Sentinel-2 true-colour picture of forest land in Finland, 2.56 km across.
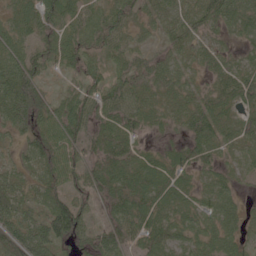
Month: May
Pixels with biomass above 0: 87%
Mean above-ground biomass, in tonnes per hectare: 48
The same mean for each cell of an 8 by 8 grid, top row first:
46 55 57 58 36 36 60 59
51 43 54 46 23 42 28 17
96 29 33 45 43 44 26 55
74 46 56 57 41 32 62 31
31 45 49 62 17 21 56 33
36 44 61 70 65 54 27 28
65 62 64 53 83 45 37 36
88 66 42 60 54 49 41 37
